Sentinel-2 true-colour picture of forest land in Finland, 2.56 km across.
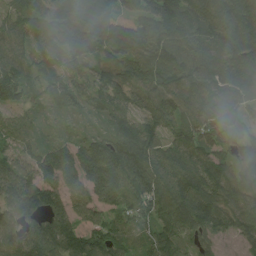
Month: August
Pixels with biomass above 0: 94%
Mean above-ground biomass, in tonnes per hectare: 99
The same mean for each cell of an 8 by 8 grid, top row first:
81 96 128 106 86 125 116 130
70 87 111 128 110 122 105 127
130 53 66 90 102 108 115 130
70 30 43 94 72 92 105 83
72 51 68 114 120 89 102 103
117 92 98 128 140 133 130 98
128 124 80 79 101 146 125 85
116 138 124 90 56 87 49 41
